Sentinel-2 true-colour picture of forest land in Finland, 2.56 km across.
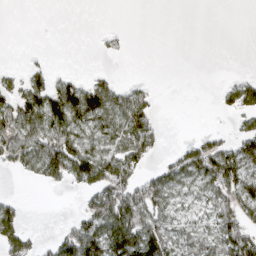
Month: March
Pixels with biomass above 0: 46%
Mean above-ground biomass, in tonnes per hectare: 42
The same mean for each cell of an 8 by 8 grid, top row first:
0 0 0 0 0 0 0 0
0 1 0 8 0 0 0 0
22 42 23 20 7 0 0 19
85 102 98 71 75 0 0 47
72 93 58 68 76 7 43 55
13 57 76 101 42 53 81 80
29 0 23 125 100 37 40 87
74 14 116 116 129 45 49 96
